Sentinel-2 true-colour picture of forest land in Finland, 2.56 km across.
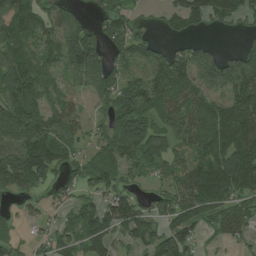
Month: July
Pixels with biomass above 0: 77%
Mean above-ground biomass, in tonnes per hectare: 92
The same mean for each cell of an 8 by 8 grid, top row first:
129 82 44 94 16 65 95 58
102 67 173 76 89 39 46 37
132 56 72 110 97 146 120 138
158 99 56 91 108 114 119 151
123 143 51 139 154 76 113 149
167 69 84 80 37 76 160 146
24 34 79 134 59 126 107 80
40 50 95 78 77 115 19 47
